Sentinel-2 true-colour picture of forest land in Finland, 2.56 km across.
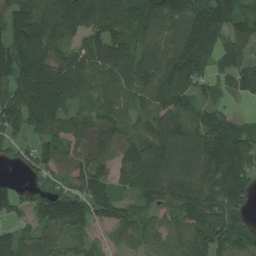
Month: July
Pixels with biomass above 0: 90%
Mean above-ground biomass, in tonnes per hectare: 134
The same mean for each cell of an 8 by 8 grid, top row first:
159 146 169 137 138 138 216 144
204 146 114 155 110 157 158 106
222 272 136 125 122 166 80 108
202 226 94 110 97 142 84 29
75 111 100 111 144 154 149 157
30 87 139 104 203 133 132 175
105 153 167 139 90 158 203 149
107 132 66 34 93 103 137 124
